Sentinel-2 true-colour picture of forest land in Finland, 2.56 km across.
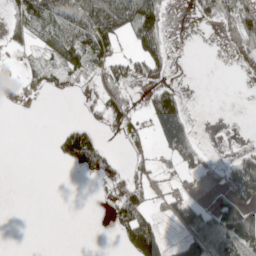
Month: May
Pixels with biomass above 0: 40%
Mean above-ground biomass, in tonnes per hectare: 43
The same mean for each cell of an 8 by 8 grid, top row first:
55 98 106 149 133 2 46 147
14 55 98 54 58 4 0 73
30 33 27 60 33 11 0 4
9 0 4 51 32 117 0 0
0 1 157 8 15 99 10 9
0 0 12 27 21 11 24 125
0 0 0 27 73 56 52 106
0 0 0 3 167 25 107 125
